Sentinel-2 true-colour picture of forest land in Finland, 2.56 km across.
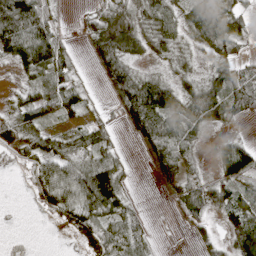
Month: April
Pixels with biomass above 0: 70%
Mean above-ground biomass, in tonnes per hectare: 49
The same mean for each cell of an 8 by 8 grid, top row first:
155 66 15 59 52 51 109 54
79 92 9 96 42 39 48 29
9 53 17 69 60 32 44 58
40 52 42 14 135 77 76 30
44 41 31 26 42 71 9 47
4 91 90 91 1 41 20 65
0 35 94 80 10 29 47 73
0 0 39 76 43 0 23 73
